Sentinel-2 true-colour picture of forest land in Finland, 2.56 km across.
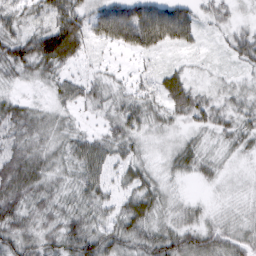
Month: March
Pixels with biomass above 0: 91%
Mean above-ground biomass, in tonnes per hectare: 36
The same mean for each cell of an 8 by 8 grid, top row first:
40 55 59 83 85 75 19 13
58 101 48 31 52 30 5 43
20 28 29 19 15 38 13 15
45 24 16 27 38 35 39 32
41 32 41 38 18 18 16 24
67 38 39 23 32 21 16 8
55 33 33 27 52 22 11 12
51 40 63 47 44 50 45 32
